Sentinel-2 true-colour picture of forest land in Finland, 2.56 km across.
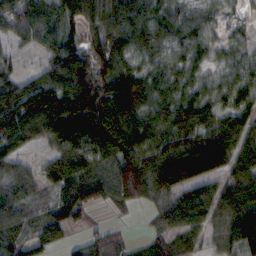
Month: October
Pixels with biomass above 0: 88%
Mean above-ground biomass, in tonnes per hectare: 78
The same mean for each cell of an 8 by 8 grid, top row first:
74 74 80 91 82 61 45 20
26 53 63 83 57 53 54 35
53 81 130 111 87 58 42 55
127 210 188 158 113 114 76 59
78 54 112 132 112 101 149 67
60 63 102 84 114 161 100 68
70 49 76 30 26 76 60 99
56 59 24 26 19 39 26 91
